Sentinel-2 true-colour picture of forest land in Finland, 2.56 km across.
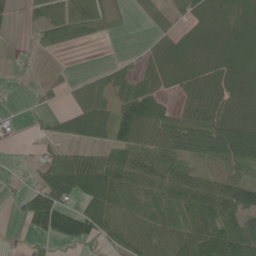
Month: June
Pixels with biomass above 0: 68%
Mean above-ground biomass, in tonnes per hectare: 53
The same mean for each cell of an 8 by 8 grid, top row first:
11 60 72 23 19 31 59 78
4 27 10 0 13 57 70 94
6 15 19 44 42 48 67 70
5 17 65 59 89 28 55 79
8 23 36 62 69 67 58 80
5 76 125 113 90 75 32 37
13 137 61 91 69 68 81 85
4 39 75 43 65 66 91 89
